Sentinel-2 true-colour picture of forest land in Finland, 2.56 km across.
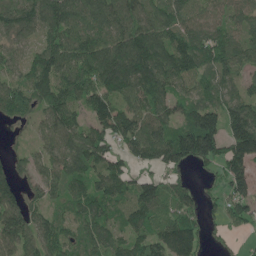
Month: June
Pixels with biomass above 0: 87%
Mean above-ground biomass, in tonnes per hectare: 110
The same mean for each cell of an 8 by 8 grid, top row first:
112 135 126 128 106 115 96 84
80 112 142 145 167 139 136 110
88 138 138 175 172 132 93 72
95 102 79 142 109 86 145 152
24 81 124 94 152 173 175 190
68 96 96 131 58 52 22 135
128 75 84 79 127 96 35 116
128 122 92 108 100 170 39 19
